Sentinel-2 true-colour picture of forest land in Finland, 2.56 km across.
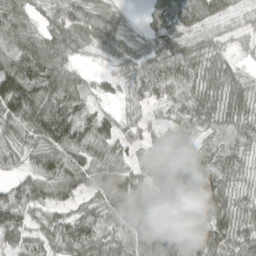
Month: April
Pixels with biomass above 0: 91%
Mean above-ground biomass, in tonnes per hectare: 63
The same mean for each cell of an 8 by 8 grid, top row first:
68 39 82 59 25 95 54 29
88 84 46 56 44 75 47 17
113 98 40 30 75 90 66 41
111 105 49 22 30 40 62 60
58 86 94 60 45 42 42 58
34 76 73 77 41 67 82 42
87 60 43 65 60 80 77 54
59 54 86 61 96 78 87 59
